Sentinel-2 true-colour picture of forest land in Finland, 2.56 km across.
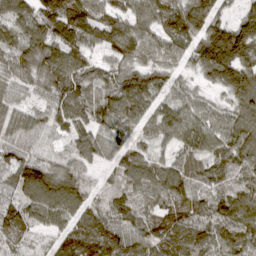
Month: April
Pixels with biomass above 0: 95%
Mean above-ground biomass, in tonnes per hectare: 98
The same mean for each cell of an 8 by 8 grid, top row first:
113 124 131 102 102 124 121 71
99 117 106 108 107 86 162 180
72 104 107 87 102 59 66 145
94 77 88 116 92 100 79 114
64 21 51 80 65 80 103 140
88 140 97 61 104 100 77 97
84 120 99 88 78 89 78 140
65 56 143 108 91 115 100 104
